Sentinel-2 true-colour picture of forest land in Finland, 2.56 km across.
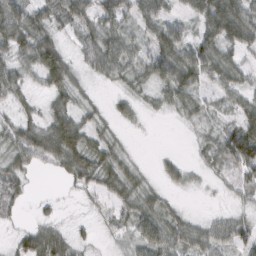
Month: February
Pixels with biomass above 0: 77%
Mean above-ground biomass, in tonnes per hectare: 37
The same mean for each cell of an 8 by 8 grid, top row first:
74 45 41 47 49 27 66 70
49 63 31 50 27 68 56 45
41 51 24 27 30 63 35 34
29 30 33 18 15 19 18 34
45 71 56 32 1 0 27 93
35 6 45 48 17 27 13 43
22 10 5 24 45 17 4 17
27 66 18 12 54 49 50 49
